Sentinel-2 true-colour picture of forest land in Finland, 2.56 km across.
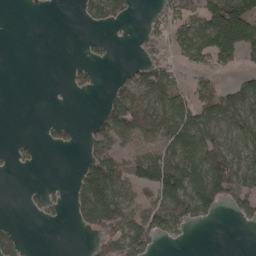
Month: April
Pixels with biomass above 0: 45%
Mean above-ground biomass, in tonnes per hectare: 57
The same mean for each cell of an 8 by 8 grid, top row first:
0 0 18 70 12 72 139 144
0 0 6 11 34 52 146 96
0 0 30 13 84 51 45 46
0 0 0 96 112 101 97 87
14 15 23 73 68 120 121 76
2 0 59 136 109 157 166 108
0 33 78 158 86 129 80 47
36 0 1 103 89 15 0 0
